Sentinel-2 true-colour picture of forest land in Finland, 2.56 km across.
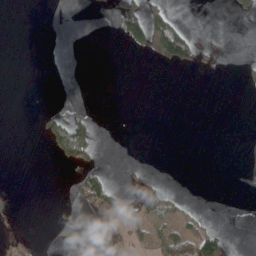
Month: May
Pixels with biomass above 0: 12%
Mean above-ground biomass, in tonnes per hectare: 12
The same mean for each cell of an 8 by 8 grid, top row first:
0 0 0 17 91 24 0 14
0 0 0 0 59 134 9 0
0 0 0 0 0 0 1 8
0 7 5 0 0 0 0 0
0 18 80 0 0 0 0 0
0 0 20 11 5 0 0 0
4 0 9 35 50 22 1 0
12 0 0 3 16 49 76 0
